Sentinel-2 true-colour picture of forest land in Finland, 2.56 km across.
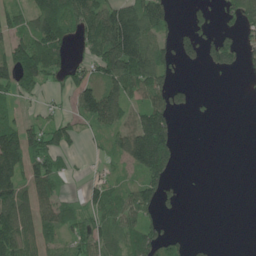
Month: June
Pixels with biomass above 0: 56%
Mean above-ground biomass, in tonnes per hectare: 69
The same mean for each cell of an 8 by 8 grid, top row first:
57 121 112 139 125 26 34 80
104 128 41 185 149 63 66 72
120 72 65 103 121 37 1 1
38 37 78 122 118 61 5 0
139 106 29 49 234 73 0 0
93 114 12 32 95 21 1 0
125 69 50 85 105 17 0 0
119 50 74 60 106 40 11 0
